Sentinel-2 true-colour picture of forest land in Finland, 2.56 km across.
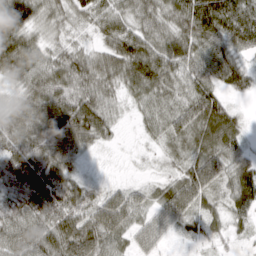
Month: March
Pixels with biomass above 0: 92%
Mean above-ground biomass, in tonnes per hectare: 66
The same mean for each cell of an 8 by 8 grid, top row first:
92 50 46 77 72 73 113 97
106 48 37 60 89 83 80 58
58 89 82 57 95 68 76 63
55 92 111 42 40 66 105 22
81 72 51 16 12 41 82 51
94 98 31 4 6 37 92 75
67 92 76 96 54 105 44 63
73 84 119 66 58 19 37 24
